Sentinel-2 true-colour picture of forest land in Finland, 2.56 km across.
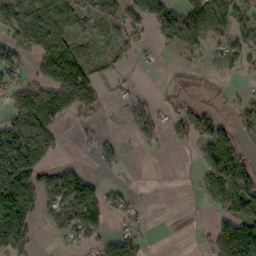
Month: October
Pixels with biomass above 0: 56%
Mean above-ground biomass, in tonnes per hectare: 71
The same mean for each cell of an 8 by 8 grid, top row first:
113 105 57 50 119 83 114 53
93 142 46 65 38 68 67 66
72 112 187 33 6 22 22 14
85 129 80 7 52 45 34 37
187 118 20 38 26 24 74 52
200 52 84 13 0 0 67 149
215 55 142 65 12 0 27 113
143 7 53 68 37 0 56 223
